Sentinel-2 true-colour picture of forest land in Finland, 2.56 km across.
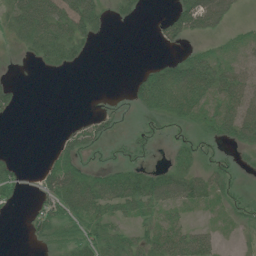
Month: July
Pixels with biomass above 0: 53%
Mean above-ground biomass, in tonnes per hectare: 30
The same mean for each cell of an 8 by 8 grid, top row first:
55 77 68 13 5 44 82 11
15 58 25 0 0 11 18 32
3 0 0 0 42 82 73 52
8 0 0 7 34 68 54 77
0 3 32 7 13 15 16 48
19 36 48 34 36 46 31 11
5 39 67 39 37 31 15 19
0 25 37 41 35 53 32 8
